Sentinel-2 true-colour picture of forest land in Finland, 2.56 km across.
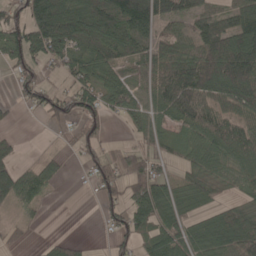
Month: May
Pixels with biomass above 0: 69%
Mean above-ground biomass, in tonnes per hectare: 70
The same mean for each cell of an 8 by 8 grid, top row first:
83 171 119 150 156 84 79 86
102 112 83 105 66 67 102 147
40 26 60 52 50 131 135 147
10 54 89 40 59 90 87 78
19 3 40 21 35 45 88 93
83 47 7 88 96 30 57 56
32 7 0 54 106 61 45 54
19 15 12 32 67 85 104 111
